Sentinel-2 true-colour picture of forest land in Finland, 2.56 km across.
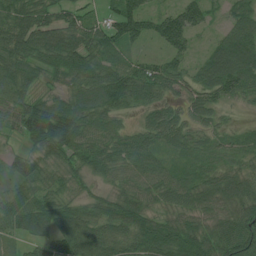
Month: July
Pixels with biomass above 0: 79%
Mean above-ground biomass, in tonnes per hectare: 63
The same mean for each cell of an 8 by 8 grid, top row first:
92 80 61 66 92 102 48 62
98 120 110 91 25 72 36 111
81 34 75 109 114 76 93 103
66 119 104 82 56 57 58 10
20 111 79 73 82 61 38 37
55 49 36 50 72 60 54 62
2 1 1 18 62 61 61 81
0 0 0 0 4 83 78 108
